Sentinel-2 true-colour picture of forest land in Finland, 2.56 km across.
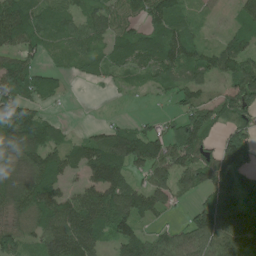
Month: June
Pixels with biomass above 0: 77%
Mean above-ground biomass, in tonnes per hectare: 87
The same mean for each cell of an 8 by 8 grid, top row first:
138 73 60 72 75 76 14 58
88 52 53 77 101 113 49 80
148 52 25 34 43 61 56 119
155 28 0 4 6 41 88 119
156 106 63 123 145 113 65 113
95 121 50 134 65 107 97 67
102 132 131 156 116 27 120 111
107 111 163 80 95 93 118 124
